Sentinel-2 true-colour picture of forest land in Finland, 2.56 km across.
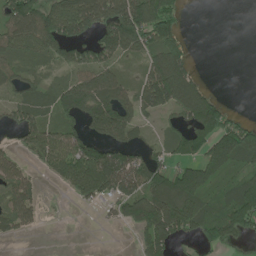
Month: June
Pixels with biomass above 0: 62%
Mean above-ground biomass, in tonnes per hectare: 71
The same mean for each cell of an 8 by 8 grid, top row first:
116 117 141 128 144 63 0 0
70 90 92 107 80 69 0 0
46 25 78 82 74 141 11 0
60 51 91 135 54 68 146 12
31 115 126 102 40 56 110 133
87 27 135 171 116 93 100 47
111 5 17 42 103 120 46 131
20 0 0 0 59 54 45 35
